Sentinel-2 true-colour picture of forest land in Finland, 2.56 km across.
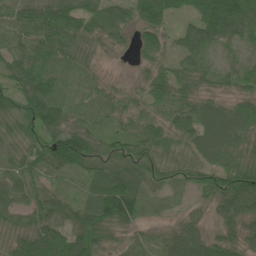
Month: June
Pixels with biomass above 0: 91%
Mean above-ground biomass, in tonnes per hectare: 61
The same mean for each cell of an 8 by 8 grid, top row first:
74 104 82 72 71 44 105 102
66 84 69 29 45 40 52 31
81 96 60 13 29 59 41 50
83 121 60 50 36 56 54 62
54 90 97 57 69 49 79 57
66 44 36 92 73 42 47 69
53 57 55 116 40 12 26 72
53 85 77 31 29 75 61 44
